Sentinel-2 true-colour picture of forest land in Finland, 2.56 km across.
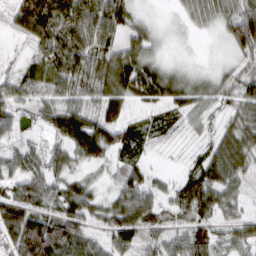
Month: March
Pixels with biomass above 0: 92%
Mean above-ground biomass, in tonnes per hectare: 54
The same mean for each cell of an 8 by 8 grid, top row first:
55 110 87 81 15 10 46 84
7 69 78 58 52 5 2 55
45 62 65 77 84 53 33 55
35 47 61 57 28 41 35 53
34 37 89 80 47 15 39 80
54 69 34 24 42 22 91 55
70 42 75 58 74 55 70 33
76 105 65 52 43 41 57 49
